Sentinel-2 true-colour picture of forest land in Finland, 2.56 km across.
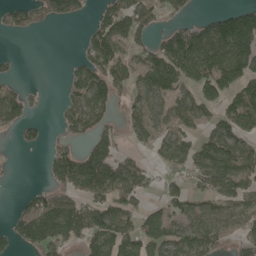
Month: May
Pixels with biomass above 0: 59%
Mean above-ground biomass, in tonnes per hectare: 74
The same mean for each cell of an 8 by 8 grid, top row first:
58 59 38 101 90 38 30 113
1 0 26 121 60 143 138 151
25 0 75 106 85 111 142 115
96 4 105 46 74 75 59 122
19 30 37 66 35 76 79 84
3 38 142 136 55 39 90 104
23 122 92 89 45 52 45 59
72 144 78 122 111 81 93 54
